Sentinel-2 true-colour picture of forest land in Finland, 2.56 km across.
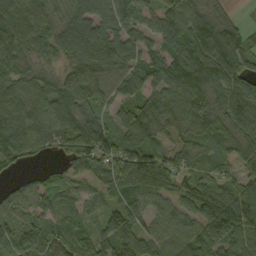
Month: September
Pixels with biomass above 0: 91%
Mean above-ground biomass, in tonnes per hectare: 85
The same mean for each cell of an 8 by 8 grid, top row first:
89 85 113 127 63 103 86 18
85 76 131 134 85 95 128 99
74 64 91 86 87 123 133 98
80 84 98 46 82 94 110 112
92 68 104 98 89 52 54 89
25 47 66 89 135 85 61 56
70 62 56 38 62 59 94 112
73 81 82 87 81 75 117 89
